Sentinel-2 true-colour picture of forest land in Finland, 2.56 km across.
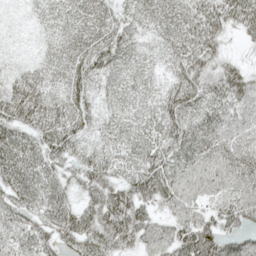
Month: May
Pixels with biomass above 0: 94%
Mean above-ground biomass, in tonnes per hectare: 47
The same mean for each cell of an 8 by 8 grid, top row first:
2 29 44 40 44 46 63 60
4 25 49 65 30 47 55 10
38 43 52 39 37 44 56 66
60 65 53 33 33 58 61 54
62 58 37 33 45 62 60 58
57 41 38 39 59 59 57 55
43 44 41 68 36 45 44 64
43 37 51 53 46 62 74 52
